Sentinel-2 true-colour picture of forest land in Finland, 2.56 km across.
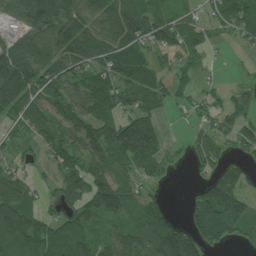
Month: July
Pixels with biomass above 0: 75%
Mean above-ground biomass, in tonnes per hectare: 84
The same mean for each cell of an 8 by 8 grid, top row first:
58 149 104 98 93 55 41 114
80 103 124 94 71 66 35 18
169 118 87 97 93 54 11 10
100 98 105 88 90 21 47 76
44 83 116 144 197 8 58 68
70 22 98 91 61 5 42 55
161 29 80 122 91 9 183 134
149 92 107 74 124 176 88 41
